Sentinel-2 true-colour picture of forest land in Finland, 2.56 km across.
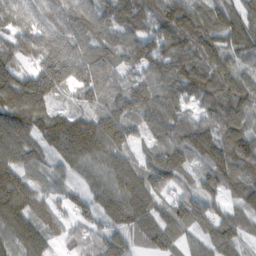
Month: February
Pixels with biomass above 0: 95%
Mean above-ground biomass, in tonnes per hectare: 106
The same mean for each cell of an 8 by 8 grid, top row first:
98 103 117 133 94 154 104 97
131 166 106 98 118 124 103 103
141 176 107 85 66 110 111 90
127 96 79 104 78 88 77 103
119 78 164 119 56 121 101 125
149 64 63 124 131 106 105 114
175 87 72 129 127 109 100 83
108 83 66 108 56 69 94 93
